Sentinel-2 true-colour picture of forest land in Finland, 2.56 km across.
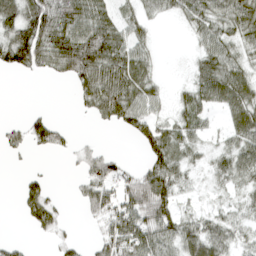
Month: April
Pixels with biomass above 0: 66%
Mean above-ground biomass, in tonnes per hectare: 51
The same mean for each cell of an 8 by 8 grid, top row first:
73 100 92 52 37 32 68 72
113 92 124 100 33 0 53 41
4 13 74 97 61 4 78 68
0 14 14 79 59 32 40 67
33 62 13 2 53 71 22 57
6 17 30 64 70 75 26 53
15 62 24 87 116 56 17 27
13 12 16 85 85 77 82 35
